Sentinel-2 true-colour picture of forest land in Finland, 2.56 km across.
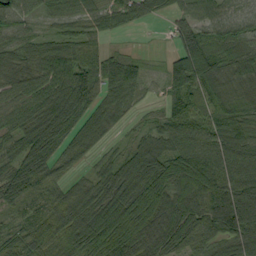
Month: September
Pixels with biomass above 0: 89%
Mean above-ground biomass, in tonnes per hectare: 79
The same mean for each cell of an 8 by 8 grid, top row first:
80 42 50 66 51 43 70 76
64 64 70 17 3 67 105 78
85 83 109 71 41 93 122 78
77 106 105 73 18 64 54 64
71 114 92 23 46 65 78 100
84 72 31 68 90 110 103 76
45 65 93 94 125 137 122 128
48 89 116 138 140 117 89 96
